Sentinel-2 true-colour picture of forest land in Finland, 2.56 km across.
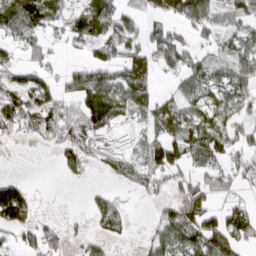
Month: March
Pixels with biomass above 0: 60%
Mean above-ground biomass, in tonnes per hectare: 50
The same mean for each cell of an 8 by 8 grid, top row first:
88 66 67 77 46 52 63 46
40 32 27 65 61 69 23 58
36 33 73 61 76 34 72 60
78 62 70 77 46 54 60 41
10 18 47 8 45 90 91 47
10 0 21 35 58 61 65 45
129 1 1 64 6 59 73 40
21 47 22 31 15 66 99 58
